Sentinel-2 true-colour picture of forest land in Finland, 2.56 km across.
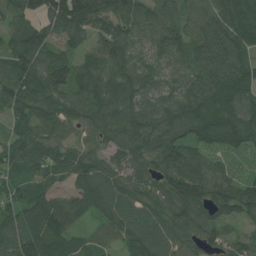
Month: July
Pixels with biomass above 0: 95%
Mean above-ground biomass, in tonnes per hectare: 94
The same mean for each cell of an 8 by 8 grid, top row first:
93 104 164 146 88 83 104 97
78 98 58 141 55 84 117 103
109 122 86 85 77 47 116 126
72 85 86 95 84 87 121 105
78 89 49 83 96 128 103 108
62 77 102 85 74 133 110 64
87 120 80 108 101 112 104 111
110 112 48 58 108 85 76 48
